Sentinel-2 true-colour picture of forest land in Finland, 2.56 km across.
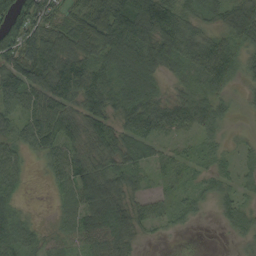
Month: September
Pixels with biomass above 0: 87%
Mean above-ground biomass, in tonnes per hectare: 62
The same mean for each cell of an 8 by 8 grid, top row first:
94 74 77 148 145 80 45 79
96 114 65 110 102 78 72 56
100 101 100 74 86 32 61 33
61 93 79 83 106 68 69 15
45 69 54 70 65 30 31 18
38 31 83 69 35 31 43 41
35 5 73 89 44 34 18 49
58 30 59 67 18 3 0 17
